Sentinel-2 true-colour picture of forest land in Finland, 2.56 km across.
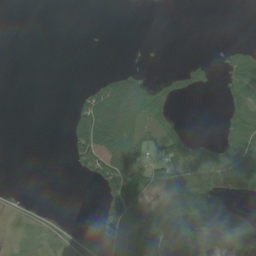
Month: July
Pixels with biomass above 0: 38%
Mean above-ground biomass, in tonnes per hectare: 36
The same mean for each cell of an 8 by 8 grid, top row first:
0 0 0 0 0 0 0 0
0 0 0 0 5 0 1 21
0 0 1 58 35 29 17 66
0 0 57 128 74 15 0 47
0 0 76 104 49 65 25 66
0 0 19 98 72 68 76 76
10 11 0 52 58 110 115 31
9 22 32 36 89 145 111 99
